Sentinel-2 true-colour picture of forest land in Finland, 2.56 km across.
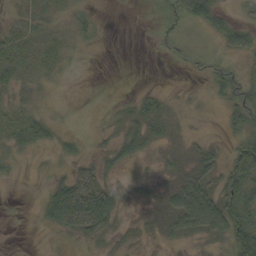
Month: September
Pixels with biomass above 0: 61%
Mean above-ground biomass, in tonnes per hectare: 21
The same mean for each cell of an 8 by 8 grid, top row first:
18 24 24 1 1 20 46 13
40 28 13 0 0 8 4 36
45 19 1 0 0 0 17 41
23 10 0 6 32 9 1 42
26 17 11 13 26 11 15 38
9 7 38 9 4 15 38 61
1 39 84 43 6 49 89 69
1 2 13 11 6 14 14 70
